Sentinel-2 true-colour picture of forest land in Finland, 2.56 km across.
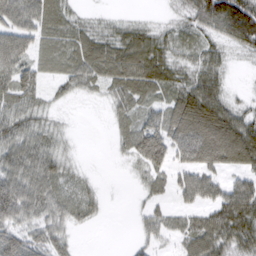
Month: March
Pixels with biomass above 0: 78%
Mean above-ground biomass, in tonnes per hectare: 46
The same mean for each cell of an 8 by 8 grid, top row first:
67 59 18 9 6 14 85 136
66 31 53 63 73 32 33 40
69 24 41 52 68 42 58 2
59 20 2 19 33 70 101 39
70 45 3 10 62 61 113 115
71 58 13 1 26 33 51 43
84 50 31 1 18 24 48 98
69 49 5 0 22 26 69 70
